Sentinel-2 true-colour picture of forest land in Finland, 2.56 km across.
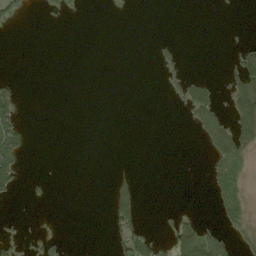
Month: September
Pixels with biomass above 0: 15%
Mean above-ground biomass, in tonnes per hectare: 13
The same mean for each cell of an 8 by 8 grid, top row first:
16 7 5 1 0 0 0 1
0 0 0 0 0 14 0 27
7 0 0 0 0 14 14 65
27 0 0 0 0 2 46 63
39 0 0 0 0 0 33 50
30 4 0 13 0 0 11 19
0 2 0 45 10 8 2 25
15 14 0 19 44 47 63 13
